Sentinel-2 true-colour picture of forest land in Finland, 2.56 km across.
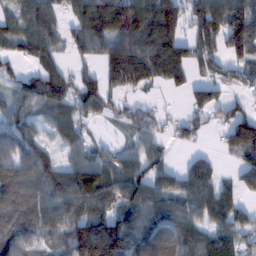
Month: February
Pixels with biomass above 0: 79%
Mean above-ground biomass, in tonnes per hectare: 85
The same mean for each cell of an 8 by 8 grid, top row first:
68 68 74 148 127 108 127 111
60 78 63 113 123 125 76 102
55 124 73 80 100 82 57 45
82 71 66 41 57 13 87 70
90 47 49 24 76 38 11 142
118 100 119 90 92 64 75 52
132 96 90 72 118 87 91 53
109 54 142 168 102 116 87 61
